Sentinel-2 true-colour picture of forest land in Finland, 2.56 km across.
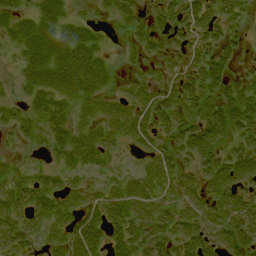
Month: August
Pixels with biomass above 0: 76%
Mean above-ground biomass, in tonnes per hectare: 40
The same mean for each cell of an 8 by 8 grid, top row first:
44 56 15 23 25 39 47 27
34 72 65 11 33 27 46 17
23 55 68 22 24 36 51 34
26 53 30 38 44 44 51 62
13 28 51 28 24 37 58 45
32 28 23 20 44 38 42 53
47 48 43 51 58 38 48 55
46 33 65 40 50 52 43 53
